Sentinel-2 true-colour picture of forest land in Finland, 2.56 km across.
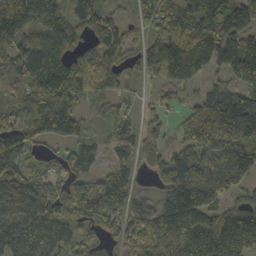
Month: October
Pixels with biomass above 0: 87%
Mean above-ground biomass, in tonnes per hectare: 119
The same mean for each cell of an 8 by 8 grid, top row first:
119 117 93 73 66 112 175 58
128 112 61 117 72 156 157 181
139 144 116 86 35 100 54 162
121 142 57 52 45 51 219 278
132 44 70 53 82 63 218 239
171 66 92 92 26 160 232 181
192 110 144 123 92 136 146 86
143 128 76 58 159 178 168 165
